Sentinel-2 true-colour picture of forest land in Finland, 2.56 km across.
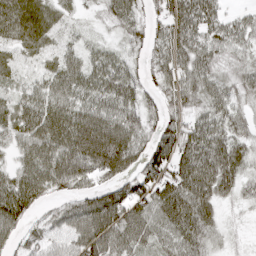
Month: April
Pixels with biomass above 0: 89%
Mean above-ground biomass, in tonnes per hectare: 61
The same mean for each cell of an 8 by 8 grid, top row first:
70 51 17 54 50 77 69 30
35 33 37 27 47 72 66 48
29 53 71 71 44 69 64 52
63 86 74 71 64 53 58 46
48 90 98 112 55 64 73 52
65 90 68 63 80 81 90 59
101 30 64 103 71 98 64 18
45 52 72 79 58 71 46 10
